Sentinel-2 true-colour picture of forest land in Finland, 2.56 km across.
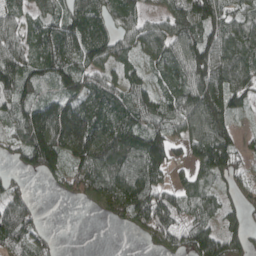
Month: April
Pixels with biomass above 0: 82%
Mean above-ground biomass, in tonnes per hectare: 96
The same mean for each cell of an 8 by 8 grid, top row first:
66 72 120 86 50 107 153 66
96 113 115 110 87 105 128 103
130 72 98 75 64 92 143 95
87 134 123 97 106 106 177 52
73 217 172 168 137 69 153 56
43 83 128 128 134 40 79 59
101 2 17 101 141 113 81 69
108 41 0 0 58 112 138 111
